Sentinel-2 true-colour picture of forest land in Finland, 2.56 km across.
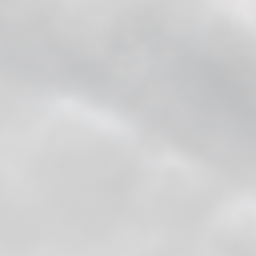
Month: April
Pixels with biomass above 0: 70%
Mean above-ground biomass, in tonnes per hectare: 70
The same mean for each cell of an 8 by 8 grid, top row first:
23 74 105 42 64 85 161 123
28 29 81 46 78 109 153 42
9 25 55 87 104 128 148 106
0 78 137 104 68 99 98 95
20 74 97 140 86 46 25 3
43 73 84 96 82 104 45 13
61 21 36 33 35 74 51 95
67 22 13 16 52 73 90 124
